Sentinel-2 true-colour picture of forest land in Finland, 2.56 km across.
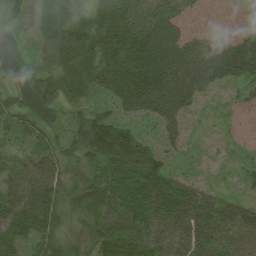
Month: August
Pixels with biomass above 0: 85%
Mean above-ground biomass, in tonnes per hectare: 63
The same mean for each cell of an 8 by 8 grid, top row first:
18 47 54 124 93 67 27 19
45 51 128 115 126 78 77 72
51 44 92 105 135 92 66 51
53 53 30 47 71 67 9 19
44 37 49 152 66 32 9 18
68 64 21 95 123 40 10 19
74 48 45 86 94 72 59 39
68 53 25 111 91 58 56 53
